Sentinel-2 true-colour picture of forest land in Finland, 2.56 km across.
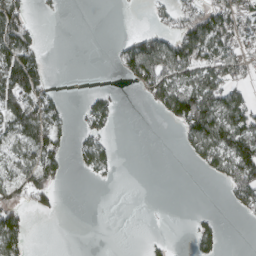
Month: March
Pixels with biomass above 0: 41%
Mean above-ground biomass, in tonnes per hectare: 45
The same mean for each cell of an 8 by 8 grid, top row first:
98 5 0 0 3 53 96 83
132 9 0 15 104 106 106 58
131 37 0 2 98 88 90 47
97 76 20 41 4 115 143 92
52 88 33 21 0 9 107 97
58 78 8 12 0 0 22 101
61 29 0 0 0 0 3 38
91 0 0 0 7 3 41 0
